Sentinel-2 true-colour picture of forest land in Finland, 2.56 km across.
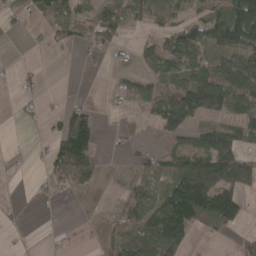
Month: April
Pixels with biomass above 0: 53%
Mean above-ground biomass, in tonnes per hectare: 56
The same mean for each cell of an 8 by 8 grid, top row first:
20 57 60 74 60 58 76 169
0 13 40 45 32 96 76 104
15 3 1 16 50 77 125 122
3 12 61 15 30 120 97 83
1 36 143 12 21 47 80 78
2 44 84 2 31 100 150 133
7 1 0 16 82 175 157 96
8 3 0 43 96 121 8 13
